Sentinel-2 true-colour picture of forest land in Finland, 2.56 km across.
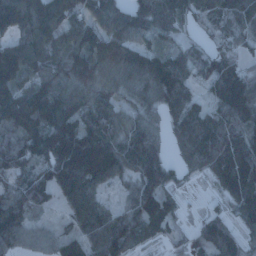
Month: January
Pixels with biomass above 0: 88%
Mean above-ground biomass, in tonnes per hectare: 89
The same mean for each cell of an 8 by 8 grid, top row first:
112 107 71 97 100 85 65 95
79 71 89 125 80 63 51 60
99 87 105 77 90 134 91 143
115 138 91 92 68 86 62 116
92 125 164 127 133 43 144 108
88 79 168 93 114 37 51 154
104 44 88 42 107 44 18 81
70 38 73 117 56 17 89 65
